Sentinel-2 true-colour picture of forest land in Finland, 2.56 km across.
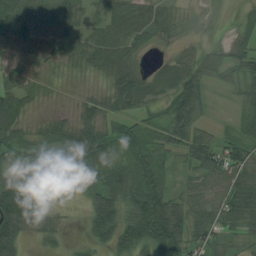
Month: August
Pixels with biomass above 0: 84%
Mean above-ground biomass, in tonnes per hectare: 54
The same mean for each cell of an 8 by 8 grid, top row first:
71 74 37 65 61 34 7 15
57 55 60 73 25 23 29 28
31 36 10 63 54 78 43 40
69 14 39 45 43 109 21 24
62 53 116 68 64 65 48 55
57 71 72 87 82 29 48 63
107 33 9 83 117 68 54 83
69 22 11 55 80 91 51 26
